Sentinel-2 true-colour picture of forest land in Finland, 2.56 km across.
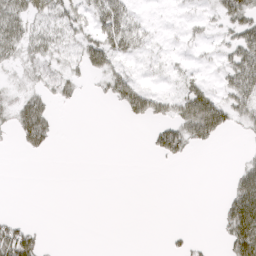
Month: April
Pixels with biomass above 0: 34%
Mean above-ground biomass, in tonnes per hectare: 20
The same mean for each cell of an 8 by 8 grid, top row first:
47 33 27 51 7 4 13 47
37 32 32 44 15 5 8 56
8 27 16 34 6 10 11 63
33 31 1 3 41 39 84 37
12 20 0 0 4 51 20 3
0 0 0 0 0 0 0 34
0 0 0 0 0 0 0 72
61 5 0 0 0 6 3 68
